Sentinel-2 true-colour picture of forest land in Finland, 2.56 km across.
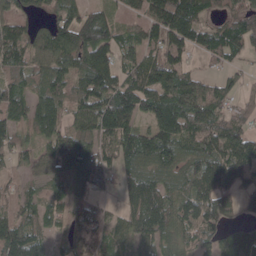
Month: April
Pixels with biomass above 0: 85%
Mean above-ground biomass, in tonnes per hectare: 92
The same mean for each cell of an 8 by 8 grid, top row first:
65 47 81 61 86 164 61 105
95 104 128 112 92 100 87 84
81 96 91 116 117 125 70 38
91 111 89 178 115 144 137 57
68 71 114 79 119 110 104 110
38 56 118 48 99 78 128 81
66 69 66 22 125 93 105 43
151 65 104 56 95 79 74 114
